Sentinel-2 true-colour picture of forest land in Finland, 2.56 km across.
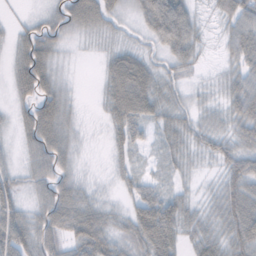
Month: November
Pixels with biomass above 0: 85%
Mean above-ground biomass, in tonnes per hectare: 38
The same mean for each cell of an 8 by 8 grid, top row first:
5 24 59 28 49 110 9 61
32 45 6 15 16 68 9 57
44 54 2 42 50 20 6 37
21 69 13 40 44 30 15 47
17 73 12 21 24 34 22 37
28 58 20 11 23 17 5 60
52 62 65 17 74 58 16 67
69 49 63 41 47 49 30 53
